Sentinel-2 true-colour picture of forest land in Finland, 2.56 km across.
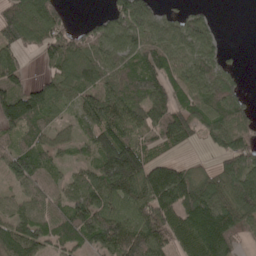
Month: May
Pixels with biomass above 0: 80%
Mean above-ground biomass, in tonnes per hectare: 87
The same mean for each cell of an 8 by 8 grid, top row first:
104 107 4 78 110 46 36 0
79 98 99 104 100 82 87 6
69 61 99 80 108 70 87 32
146 84 64 114 97 98 95 80
67 64 43 127 58 66 41 101
88 62 56 158 148 133 66 129
57 78 111 107 116 136 129 119
109 74 74 121 129 83 122 52
